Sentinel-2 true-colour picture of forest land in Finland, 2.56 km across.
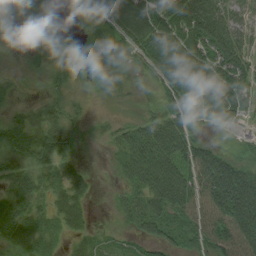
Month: August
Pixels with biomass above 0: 84%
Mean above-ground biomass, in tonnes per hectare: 64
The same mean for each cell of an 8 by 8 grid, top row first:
23 35 22 102 120 117 105 45
14 53 5 50 91 148 115 76
13 25 13 35 26 121 152 103
29 45 24 10 23 72 71 78
66 69 21 30 116 118 43 24
55 43 34 14 110 134 129 132
59 33 41 10 60 96 95 186
53 32 25 20 42 50 66 113
